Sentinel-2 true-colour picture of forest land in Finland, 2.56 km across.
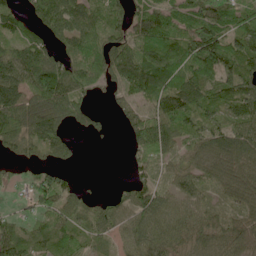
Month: June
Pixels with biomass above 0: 82%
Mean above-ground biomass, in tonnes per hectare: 77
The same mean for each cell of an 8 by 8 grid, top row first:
48 93 72 74 93 74 105 71
59 63 51 82 95 105 172 101
103 151 79 52 140 91 90 113
111 115 57 20 56 126 73 77
80 87 14 3 111 71 96 111
27 72 10 1 42 52 69 103
16 67 75 68 104 67 65 83
78 71 56 42 92 80 74 97
